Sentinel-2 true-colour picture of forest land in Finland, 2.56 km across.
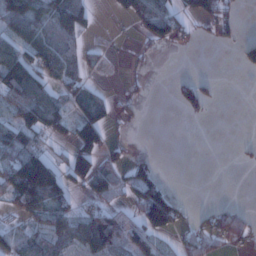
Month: January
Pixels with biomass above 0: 46%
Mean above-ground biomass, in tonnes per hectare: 46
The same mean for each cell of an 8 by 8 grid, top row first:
94 83 86 15 84 52 64 16
80 95 48 6 13 16 4 37
132 64 46 2 8 20 18 0
85 98 47 25 7 9 17 0
82 42 78 30 0 0 0 7
129 137 76 54 54 0 0 0
45 85 33 48 104 66 17 25
60 62 67 88 61 28 52 29
